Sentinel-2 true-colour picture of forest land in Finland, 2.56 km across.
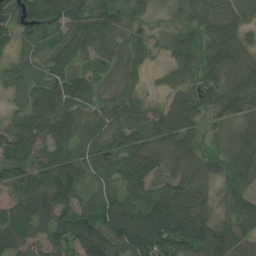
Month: July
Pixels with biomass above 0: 93%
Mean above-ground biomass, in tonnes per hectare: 73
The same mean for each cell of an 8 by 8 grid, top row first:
61 85 80 67 30 34 74 53
51 58 65 62 47 67 64 66
44 69 78 44 20 46 63 70
32 100 73 67 45 89 47 63
81 73 50 75 85 87 35 80
65 91 65 48 92 72 58 73
74 99 71 113 106 123 58 80
103 69 144 123 158 127 120 78
